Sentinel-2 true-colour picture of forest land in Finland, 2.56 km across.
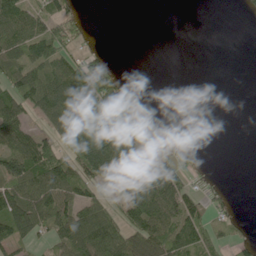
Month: June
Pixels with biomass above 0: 53%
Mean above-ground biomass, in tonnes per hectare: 54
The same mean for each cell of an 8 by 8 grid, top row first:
97 56 34 0 0 0 0 5
75 100 43 6 0 0 0 0
67 85 119 99 0 0 0 0
74 73 71 82 19 0 0 0
80 56 101 167 50 42 0 0
99 106 66 106 134 78 16 0
105 89 77 40 119 110 53 10
69 36 114 121 108 89 63 30
